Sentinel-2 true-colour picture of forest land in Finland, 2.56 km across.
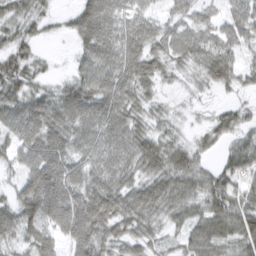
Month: March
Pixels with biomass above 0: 89%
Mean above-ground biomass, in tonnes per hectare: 50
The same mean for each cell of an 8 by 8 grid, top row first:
41 22 49 56 42 37 28 51
43 6 35 59 58 55 54 39
54 22 49 64 56 16 35 33
56 71 73 68 36 13 12 32
47 78 55 63 62 37 27 47
30 90 59 64 49 67 44 57
57 88 89 88 70 50 53 64
44 57 91 52 45 23 63 52
